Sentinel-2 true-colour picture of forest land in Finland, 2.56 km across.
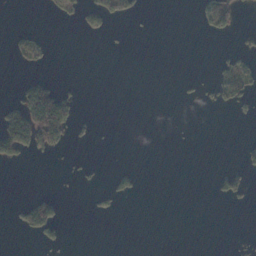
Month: November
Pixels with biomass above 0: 12%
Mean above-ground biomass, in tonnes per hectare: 14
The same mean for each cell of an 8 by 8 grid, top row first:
0 6 37 46 5 0 30 17
16 9 0 0 0 0 0 15
6 19 3 0 0 1 12 40
71 173 15 0 0 0 3 10
120 73 5 0 0 0 0 8
0 0 5 9 3 0 2 26
13 44 0 9 0 0 0 3
1 18 0 0 0 0 0 3
